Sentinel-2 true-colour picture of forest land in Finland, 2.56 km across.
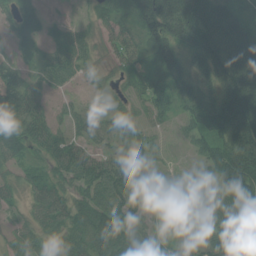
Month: July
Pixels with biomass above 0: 86%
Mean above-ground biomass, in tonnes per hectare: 73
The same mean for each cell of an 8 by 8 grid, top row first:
74 37 15 72 137 157 155 70
54 53 62 40 76 92 145 147
75 58 27 35 63 88 84 181
123 44 37 61 46 42 112 176
91 76 55 42 66 12 69 151
34 51 77 97 58 13 48 155
30 74 73 101 57 8 67 74
37 33 64 116 79 42 45 60
